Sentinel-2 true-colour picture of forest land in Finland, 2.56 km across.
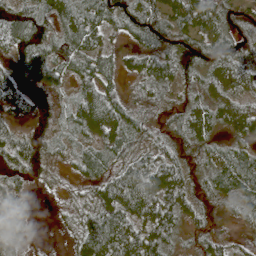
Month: May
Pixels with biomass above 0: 87%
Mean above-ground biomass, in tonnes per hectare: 46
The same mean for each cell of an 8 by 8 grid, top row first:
58 43 62 56 72 60 63 56
55 52 66 28 36 49 57 58
46 53 44 32 46 62 40 52
35 20 49 64 39 33 46 48
59 30 31 51 34 35 35 31
36 14 25 52 76 57 41 80
30 1 26 79 71 63 28 30
46 2 45 86 70 31 36 12
